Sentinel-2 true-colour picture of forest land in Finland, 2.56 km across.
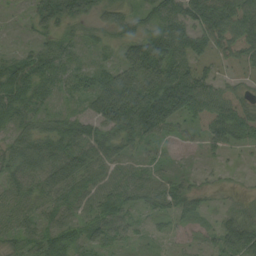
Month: August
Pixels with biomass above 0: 84%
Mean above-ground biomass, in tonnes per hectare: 58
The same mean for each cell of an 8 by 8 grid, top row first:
5 70 58 42 37 75 124 86
13 47 24 33 78 99 69 84
82 62 30 73 106 133 56 33
55 29 25 108 146 119 88 84
62 80 80 75 47 15 42 40
71 94 83 49 36 20 14 6
67 49 46 69 36 49 23 35
37 50 45 44 10 12 27 98
